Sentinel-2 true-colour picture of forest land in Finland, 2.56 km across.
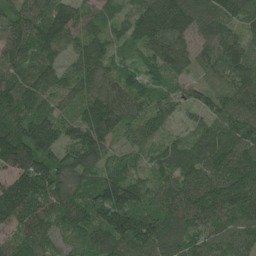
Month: June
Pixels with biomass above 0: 95%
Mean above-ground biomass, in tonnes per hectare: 104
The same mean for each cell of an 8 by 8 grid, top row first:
90 115 93 61 136 171 100 97
108 99 76 63 82 81 67 93
107 103 99 93 77 50 56 101
135 84 86 139 71 46 73 116
208 137 128 69 65 62 110 124
121 164 91 90 61 105 116 155
159 103 106 179 93 126 137 122
86 86 61 134 159 119 99 110
